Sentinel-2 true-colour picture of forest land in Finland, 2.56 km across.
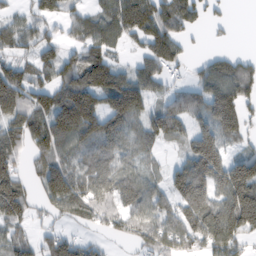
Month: February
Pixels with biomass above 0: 76%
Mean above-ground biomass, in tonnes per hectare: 89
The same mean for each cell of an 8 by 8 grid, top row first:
42 71 51 92 135 114 40 0
69 62 67 53 67 80 13 6
123 81 126 124 87 23 96 128
100 149 218 119 71 52 110 118
97 126 99 87 61 18 144 49
91 129 94 94 60 83 150 170
132 44 89 68 85 87 142 205
79 63 58 23 61 85 126 96
